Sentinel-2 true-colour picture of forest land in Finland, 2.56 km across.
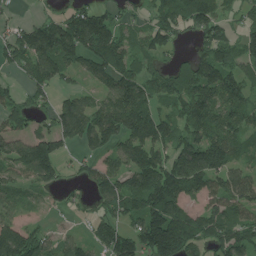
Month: July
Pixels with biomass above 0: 77%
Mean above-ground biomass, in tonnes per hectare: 109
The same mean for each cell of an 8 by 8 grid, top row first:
27 56 143 87 54 126 138 49
138 183 185 198 99 50 120 108
39 115 43 118 122 98 161 110
89 62 128 145 145 90 131 96
85 115 71 90 126 113 144 81
69 100 43 121 169 162 139 90
72 23 28 109 174 154 92 108
145 70 53 146 175 237 110 123
